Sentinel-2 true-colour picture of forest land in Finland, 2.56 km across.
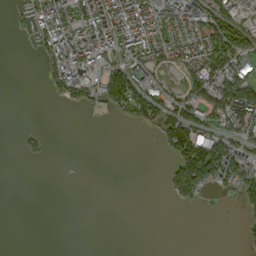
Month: September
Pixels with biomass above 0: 39%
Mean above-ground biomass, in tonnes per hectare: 46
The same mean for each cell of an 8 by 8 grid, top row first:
8 106 110 145 138 99 88 51
0 68 122 87 92 76 99 69
0 38 131 96 76 18 101 121
0 0 10 28 80 79 64 142
3 8 0 0 0 88 132 66
0 0 0 0 0 64 115 105
0 0 0 0 0 8 4 18
0 0 0 0 0 0 0 7
